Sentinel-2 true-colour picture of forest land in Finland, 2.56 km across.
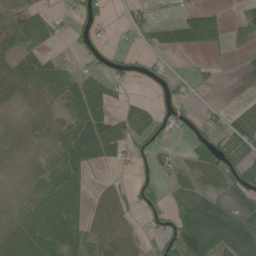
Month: June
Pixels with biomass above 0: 61%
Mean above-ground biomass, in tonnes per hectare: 42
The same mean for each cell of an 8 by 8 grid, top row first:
26 29 33 6 25 15 57 25
42 28 23 19 14 34 32 18
44 90 59 37 16 20 12 21
12 28 86 49 38 39 13 32
18 27 108 60 32 6 52 65
17 49 67 7 12 24 41 70
27 91 58 62 24 45 61 49
58 100 70 92 23 94 91 87
